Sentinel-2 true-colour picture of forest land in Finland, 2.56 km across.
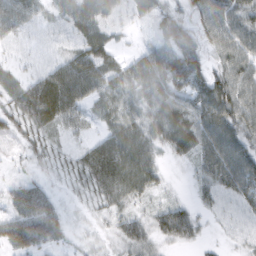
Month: February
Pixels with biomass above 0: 90%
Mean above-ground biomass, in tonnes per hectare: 47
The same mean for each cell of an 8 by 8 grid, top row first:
49 25 77 42 31 39 54 53
15 11 41 38 24 68 42 60
32 61 89 54 74 65 59 65
54 75 45 44 59 60 65 68
23 33 21 71 60 48 61 54
21 18 44 83 66 4 48 65
66 66 12 37 25 49 22 28
81 81 14 28 54 45 12 17
